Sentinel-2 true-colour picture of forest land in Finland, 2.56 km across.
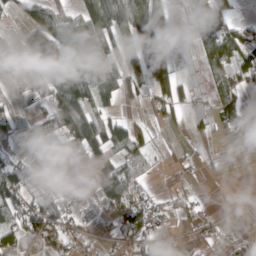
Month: March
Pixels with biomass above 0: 58%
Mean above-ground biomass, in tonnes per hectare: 48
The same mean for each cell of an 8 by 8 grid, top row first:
21 75 60 91 92 18 80 17
25 145 63 73 109 40 51 95
23 82 111 89 83 82 24 48
26 53 124 47 10 36 32 56
34 29 106 100 60 5 4 5
58 21 3 103 46 7 4 0
52 81 18 67 67 27 7 1
50 37 14 20 44 3 17 18
